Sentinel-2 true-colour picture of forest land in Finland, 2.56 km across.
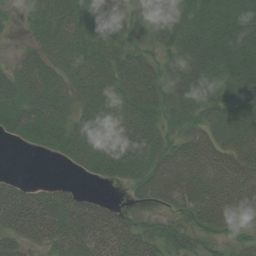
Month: August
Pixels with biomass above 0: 83%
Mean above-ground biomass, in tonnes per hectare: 56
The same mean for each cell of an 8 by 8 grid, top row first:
12 69 49 18 45 78 92 87
10 55 55 45 48 52 82 103
60 66 55 59 89 69 71 105
67 66 37 64 70 52 56 80
16 41 59 68 61 41 61 74
11 1 10 44 56 83 71 70
95 68 62 32 18 45 91 86
51 41 50 57 66 48 40 34
